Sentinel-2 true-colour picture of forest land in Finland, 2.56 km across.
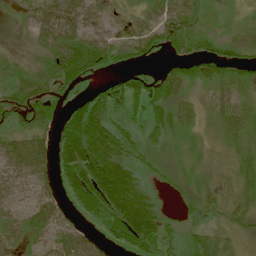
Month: July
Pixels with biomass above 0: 81%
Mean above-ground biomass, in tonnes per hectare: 46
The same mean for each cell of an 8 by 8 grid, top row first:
13 64 68 28 32 66 28 12
5 48 84 45 37 42 29 45
38 50 37 23 34 55 52 39
47 43 84 44 43 45 27 58
59 51 135 84 36 12 12 31
53 30 103 124 29 16 19 27
39 52 36 100 100 7 28 27
28 44 57 28 86 25 57 19
